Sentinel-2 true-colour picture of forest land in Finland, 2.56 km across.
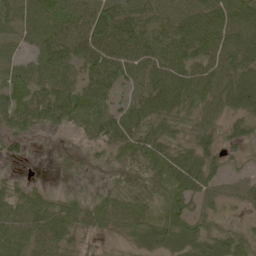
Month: May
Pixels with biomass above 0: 87%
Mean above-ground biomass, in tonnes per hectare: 56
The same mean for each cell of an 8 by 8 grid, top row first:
44 61 70 84 87 72 76 81
15 61 70 81 81 77 68 79
45 64 55 61 71 80 75 78
67 62 62 54 77 67 50 53
29 6 16 58 80 53 50 34
13 3 19 29 63 75 57 24
60 57 44 64 62 60 36 22
82 74 36 19 51 66 57 47
